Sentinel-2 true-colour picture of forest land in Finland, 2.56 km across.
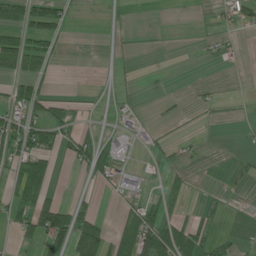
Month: June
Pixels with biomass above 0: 30%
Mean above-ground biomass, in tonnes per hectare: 23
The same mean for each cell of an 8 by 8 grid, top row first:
35 58 1 2 1 1 4 27
68 30 0 2 1 1 9 9
44 16 0 6 0 0 2 0
37 46 14 5 3 6 6 2
65 44 52 20 9 12 2 2
49 55 4 28 20 17 1 11
39 82 33 2 45 17 10 1
24 83 84 51 85 79 32 8
